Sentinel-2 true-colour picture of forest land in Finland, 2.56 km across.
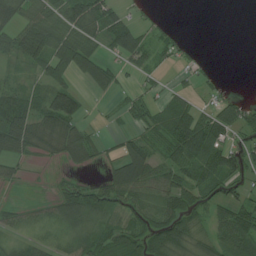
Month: July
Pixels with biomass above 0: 68%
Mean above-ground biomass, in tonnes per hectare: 49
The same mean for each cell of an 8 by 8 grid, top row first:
60 66 92 66 15 1 0 0
72 88 97 52 62 33 1 0
24 71 44 41 18 13 21 0
96 95 56 11 47 75 44 66
68 47 79 16 59 87 83 32
21 8 17 51 76 63 66 44
26 26 84 51 61 72 49 59
21 22 57 78 73 81 45 71
